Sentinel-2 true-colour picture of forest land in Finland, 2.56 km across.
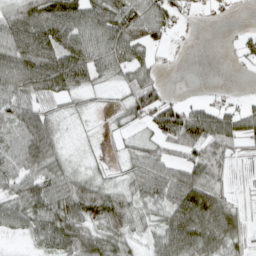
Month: April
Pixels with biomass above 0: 75%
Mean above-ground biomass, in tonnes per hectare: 56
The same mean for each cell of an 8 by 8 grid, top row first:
60 94 93 87 94 37 8 3
83 84 84 86 56 6 0 22
86 96 63 28 65 0 1 2
77 52 15 18 69 72 62 51
75 85 8 9 42 67 94 39
74 78 42 19 71 79 80 2
75 86 81 71 47 88 137 27
10 61 83 63 34 94 91 47
